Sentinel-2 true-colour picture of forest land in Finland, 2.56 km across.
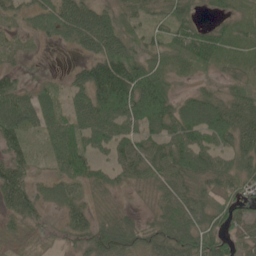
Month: May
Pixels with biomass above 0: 82%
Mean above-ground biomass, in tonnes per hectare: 48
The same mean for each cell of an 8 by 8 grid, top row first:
26 34 92 38 24 46 11 17
14 4 37 71 26 33 61 19
32 15 45 120 86 12 12 21
89 56 65 99 106 68 92 66
48 39 61 65 60 70 66 57
71 26 54 32 44 68 60 47
59 27 41 14 9 75 52 48
16 9 35 70 44 74 54 40
